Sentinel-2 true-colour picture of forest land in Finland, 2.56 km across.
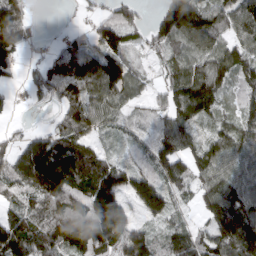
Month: March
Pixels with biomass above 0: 83%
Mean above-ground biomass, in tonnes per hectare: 84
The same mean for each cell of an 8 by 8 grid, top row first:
141 3 14 67 30 168 102 99
110 26 76 85 43 82 89 76
18 96 113 120 39 100 124 61
9 15 103 71 44 91 76 56
48 82 88 19 58 105 68 85
87 143 114 124 97 80 82 85
57 97 113 146 84 45 81 107
139 123 147 127 96 71 71 146
